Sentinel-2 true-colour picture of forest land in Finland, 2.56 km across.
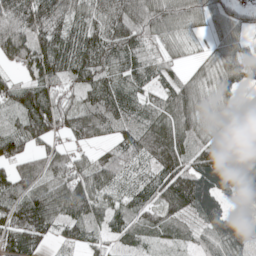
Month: May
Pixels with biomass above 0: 91%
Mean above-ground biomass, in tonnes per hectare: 83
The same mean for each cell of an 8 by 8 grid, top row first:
119 137 81 155 136 99 72 53
115 108 106 136 64 36 27 60
51 81 81 81 61 58 55 81
71 150 95 97 81 117 70 86
90 52 40 48 100 89 68 135
86 77 81 77 40 123 124 124
115 129 112 48 66 95 111 44
104 42 56 33 32 27 48 101
